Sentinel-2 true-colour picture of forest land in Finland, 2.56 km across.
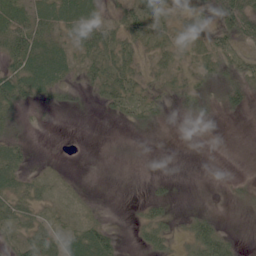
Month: June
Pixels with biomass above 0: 54%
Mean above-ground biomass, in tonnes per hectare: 17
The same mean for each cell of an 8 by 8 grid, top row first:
30 23 29 13 39 18 18 42
55 22 26 40 17 19 25 19
42 25 16 47 17 17 20 26
18 6 6 15 26 11 11 15
17 0 0 1 2 0 0 0
22 8 1 0 2 3 0 5
36 13 5 0 14 5 6 8
20 35 22 19 21 17 46 9
